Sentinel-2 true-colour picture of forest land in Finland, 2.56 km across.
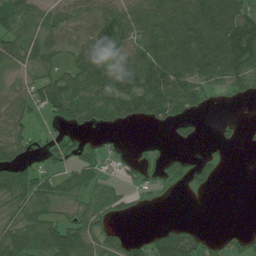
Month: July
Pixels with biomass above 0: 63%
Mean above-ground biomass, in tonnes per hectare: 53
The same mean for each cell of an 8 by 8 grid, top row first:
77 44 58 70 75 109 113 92
59 59 56 86 76 112 117 149
9 29 71 103 97 108 67 76
55 26 59 65 74 57 13 0
87 30 49 8 10 19 5 9
75 49 51 14 25 27 33 0
47 58 40 45 9 0 0 0
76 85 79 42 33 100 26 21
